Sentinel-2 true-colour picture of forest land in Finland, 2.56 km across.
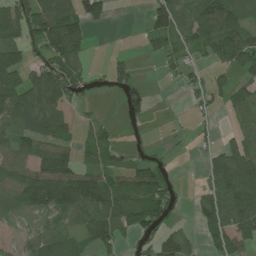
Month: July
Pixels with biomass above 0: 61%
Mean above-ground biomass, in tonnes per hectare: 58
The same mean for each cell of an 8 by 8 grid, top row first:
103 130 103 18 23 80 89 48
84 97 69 2 19 59 63 109
89 118 54 36 2 20 38 37
104 102 13 1 0 1 23 43
66 86 36 34 5 4 21 67
67 138 97 55 91 7 55 122
35 83 81 83 78 15 73 109
18 73 44 64 40 77 29 76
